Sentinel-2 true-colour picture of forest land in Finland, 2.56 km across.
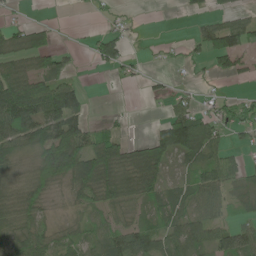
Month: June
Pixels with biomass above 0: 63%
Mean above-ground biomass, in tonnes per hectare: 48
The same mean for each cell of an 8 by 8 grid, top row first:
8 1 2 16 2 2 30 31
53 57 8 59 4 11 72 85
74 67 14 7 17 11 9 20
149 110 51 7 1 51 35 47
73 110 96 71 47 112 76 19
31 99 101 78 82 25 72 57
52 27 31 47 37 45 52 39
52 45 45 75 71 60 60 66
